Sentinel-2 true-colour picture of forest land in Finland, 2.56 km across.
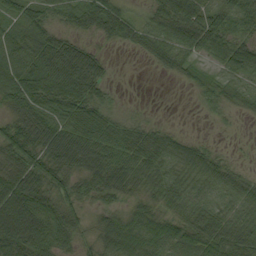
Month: September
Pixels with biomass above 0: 83%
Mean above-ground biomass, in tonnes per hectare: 48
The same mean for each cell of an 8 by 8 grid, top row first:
43 40 40 66 22 71 54 57
63 69 46 9 37 54 46 45
70 75 82 15 0 14 21 30
48 64 67 28 4 0 12 16
70 91 86 65 65 48 17 2
81 61 45 58 47 45 53 27
97 63 22 23 43 40 43 41
82 60 23 77 88 57 70 71
